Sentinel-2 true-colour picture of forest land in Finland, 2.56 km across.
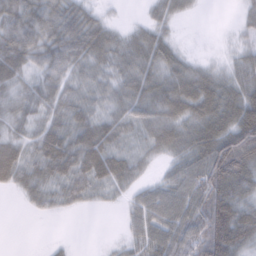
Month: February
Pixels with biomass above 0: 81%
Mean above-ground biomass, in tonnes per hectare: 50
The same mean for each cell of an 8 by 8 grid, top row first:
72 66 56 9 12 31 1 18
80 65 71 58 60 27 1 24
52 44 37 36 55 61 57 55
38 46 52 36 58 65 80 85
45 66 68 51 35 62 90 119
55 52 62 67 20 48 105 91
2 25 18 8 55 72 94 67
0 3 0 6 50 65 102 77
